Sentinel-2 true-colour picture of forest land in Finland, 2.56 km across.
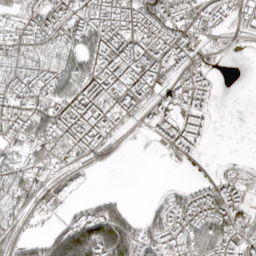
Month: April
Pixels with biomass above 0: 68%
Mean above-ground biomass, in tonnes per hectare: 75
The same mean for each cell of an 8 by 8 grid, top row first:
64 91 82 97 119 96 69 61
67 67 92 110 100 95 39 8
79 85 138 173 133 81 48 0
86 112 116 83 47 113 31 0
71 148 96 39 4 60 14 0
102 56 35 1 0 1 12 53
69 65 40 91 19 82 95 78
65 89 208 240 92 89 129 82
